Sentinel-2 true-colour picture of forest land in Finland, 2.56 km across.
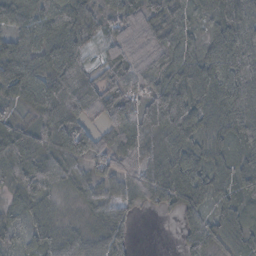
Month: November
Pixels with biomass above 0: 93%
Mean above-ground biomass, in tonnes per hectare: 67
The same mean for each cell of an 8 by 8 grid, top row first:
85 71 75 37 72 64 35 88
92 77 71 48 85 85 52 101
127 86 87 45 85 73 95 98
25 86 86 53 71 107 67 98
99 69 101 57 47 82 60 66
91 79 45 60 59 91 71 62
36 50 30 48 34 45 48 57
28 64 46 68 0 14 69 59
